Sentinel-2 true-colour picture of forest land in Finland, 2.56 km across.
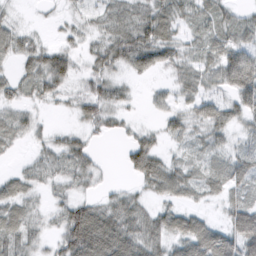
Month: February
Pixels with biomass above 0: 78%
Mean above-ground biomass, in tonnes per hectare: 35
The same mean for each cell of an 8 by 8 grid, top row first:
10 5 16 30 37 43 36 23
40 32 20 51 68 37 32 53
28 56 21 32 11 28 34 80
31 6 25 29 6 30 40 49
19 23 32 3 40 13 24 19
27 27 35 3 49 43 26 30
43 18 53 45 31 35 11 43
47 20 96 82 60 44 67 72
